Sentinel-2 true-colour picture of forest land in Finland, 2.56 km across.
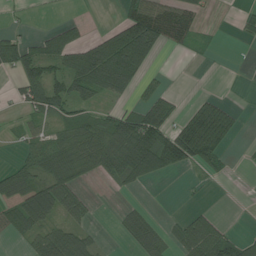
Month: July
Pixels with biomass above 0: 49%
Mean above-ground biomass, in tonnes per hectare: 49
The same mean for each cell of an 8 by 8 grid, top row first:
4 1 6 3 119 88 10 17
86 79 82 109 120 28 10 1
42 94 89 92 33 1 0 0
12 66 35 36 82 38 119 18
12 58 78 107 114 108 134 7
61 63 42 46 61 11 25 1
66 87 52 3 23 1 15 0
20 78 56 3 79 44 115 46
